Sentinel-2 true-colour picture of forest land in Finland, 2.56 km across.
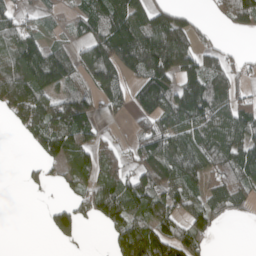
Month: April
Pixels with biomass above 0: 66%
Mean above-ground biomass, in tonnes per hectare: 86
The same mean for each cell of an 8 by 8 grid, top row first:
55 28 54 126 102 81 20 116
90 84 57 159 205 245 46 11
172 133 68 122 124 130 135 47
83 123 139 34 90 127 130 83
4 111 105 35 85 99 115 112
2 29 75 78 119 105 73 96
0 28 73 137 116 80 87 37
0 15 29 60 179 136 60 0
